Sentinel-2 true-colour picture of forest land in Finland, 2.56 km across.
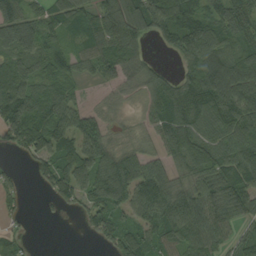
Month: September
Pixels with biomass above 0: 81%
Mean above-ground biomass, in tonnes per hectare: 85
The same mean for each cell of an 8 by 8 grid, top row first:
89 65 65 85 131 135 91 104
103 58 53 95 40 83 117 81
102 59 46 58 72 57 145 133
131 102 81 37 37 86 119 123
61 125 104 71 48 84 94 117
30 75 131 189 114 63 81 119
22 9 54 127 108 137 98 82
33 0 3 79 117 110 111 68
